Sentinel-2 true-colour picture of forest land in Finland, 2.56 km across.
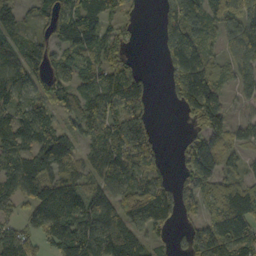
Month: October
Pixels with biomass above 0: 80%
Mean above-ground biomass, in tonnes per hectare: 99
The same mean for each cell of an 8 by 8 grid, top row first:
65 86 130 70 9 92 106 160
81 81 94 84 2 106 55 127
117 108 88 145 71 100 111 97
99 92 122 134 69 21 201 28
106 164 87 130 111 10 73 73
117 107 81 109 115 51 116 62
48 133 136 127 183 97 94 178
107 64 105 144 85 28 169 164
